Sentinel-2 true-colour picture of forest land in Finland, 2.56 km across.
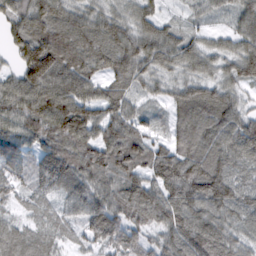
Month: February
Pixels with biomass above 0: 94%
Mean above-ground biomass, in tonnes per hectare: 85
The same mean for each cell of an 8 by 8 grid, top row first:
79 104 65 68 66 19 36 60
66 148 101 104 93 80 50 67
66 120 104 79 62 53 62 69
99 136 130 84 42 62 103 74
86 86 100 110 87 81 108 119
62 90 94 93 82 122 143 74
38 43 68 115 123 129 104 90
86 57 47 104 64 100 141 68
